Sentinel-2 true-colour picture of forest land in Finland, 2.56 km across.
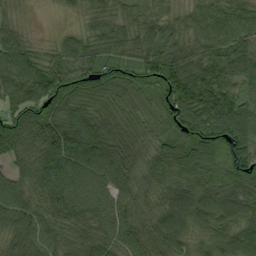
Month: September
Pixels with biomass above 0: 96%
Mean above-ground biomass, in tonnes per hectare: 80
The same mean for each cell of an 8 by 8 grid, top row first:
24 2 30 61 48 37 62 64
86 34 74 70 78 68 79 77
95 109 84 86 74 117 108 61
87 103 86 76 59 100 114 88
102 115 122 108 61 78 102 90
69 119 91 91 66 85 77 81
107 82 103 89 58 111 95 75
65 71 84 79 74 78 57 77
